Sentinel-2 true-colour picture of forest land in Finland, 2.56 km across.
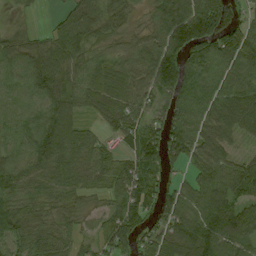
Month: August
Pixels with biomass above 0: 89%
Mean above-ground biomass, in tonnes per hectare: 64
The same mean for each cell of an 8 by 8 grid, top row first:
10 9 68 49 27 105 133 51
50 63 63 39 65 101 93 82
50 100 65 65 58 105 59 66
63 77 47 69 65 63 55 78
54 92 60 35 87 67 68 37
57 61 60 62 76 23 58 71
51 44 40 44 71 73 94 77
63 56 40 79 44 64 104 65
